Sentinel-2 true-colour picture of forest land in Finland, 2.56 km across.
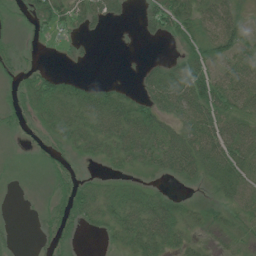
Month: July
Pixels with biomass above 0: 66%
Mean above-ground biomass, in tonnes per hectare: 33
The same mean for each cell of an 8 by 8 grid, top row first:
13 50 34 23 20 61 44 31
15 3 6 0 1 15 46 43
17 35 14 5 34 66 52 58
23 44 48 59 48 70 61 52
5 21 36 52 65 62 77 77
13 19 14 13 19 37 43 57
1 17 51 38 59 28 18 36
4 17 8 16 53 34 8 14
